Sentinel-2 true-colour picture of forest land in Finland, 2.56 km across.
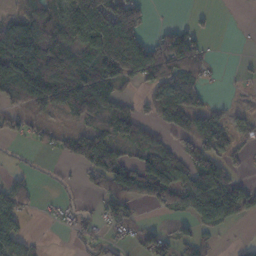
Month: November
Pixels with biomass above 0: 59%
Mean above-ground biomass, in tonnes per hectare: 63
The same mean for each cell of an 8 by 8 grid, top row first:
55 74 132 119 48 1 3 0
155 127 108 161 97 115 26 0
122 153 123 91 61 121 28 8
37 40 77 75 26 117 63 21
13 23 74 76 81 37 72 28
21 8 20 84 120 94 132 29
101 6 25 60 17 39 131 76
87 3 29 31 39 47 26 8
